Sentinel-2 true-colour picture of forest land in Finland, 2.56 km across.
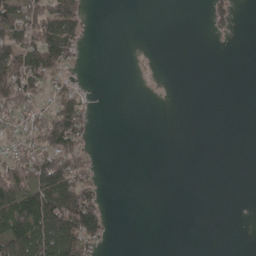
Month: May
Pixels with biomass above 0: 32%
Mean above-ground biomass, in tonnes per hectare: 34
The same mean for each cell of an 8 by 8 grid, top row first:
77 96 53 0 0 0 21 7
105 118 33 0 1 0 0 0
109 60 10 0 2 0 0 0
66 53 68 0 0 0 0 0
52 91 56 0 0 0 0 0
92 110 79 0 0 0 0 0
141 146 155 5 0 0 0 0
131 137 100 8 0 0 0 0
